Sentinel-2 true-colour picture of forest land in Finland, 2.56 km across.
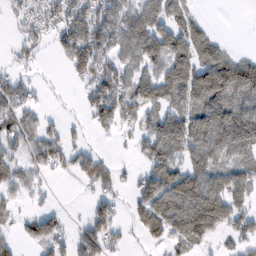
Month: February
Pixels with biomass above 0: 65%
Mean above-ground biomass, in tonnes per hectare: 64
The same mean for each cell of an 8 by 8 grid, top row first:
30 54 77 78 90 73 7 0
26 28 120 79 104 110 87 6
45 5 41 78 69 114 147 132
62 15 15 89 67 63 125 107
49 78 23 9 59 98 103 112
53 21 48 43 47 109 105 80
29 19 2 49 81 115 140 61
30 75 52 49 38 62 44 57
